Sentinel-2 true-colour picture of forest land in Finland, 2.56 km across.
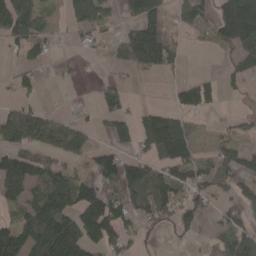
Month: April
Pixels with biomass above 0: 55%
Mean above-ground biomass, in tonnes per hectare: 71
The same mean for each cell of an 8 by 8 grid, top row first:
118 37 72 23 114 41 56 267
35 28 18 26 163 54 18 87
36 6 11 24 7 15 42 40
62 34 8 67 49 73 43 28
81 78 68 66 67 171 21 49
124 110 56 96 116 86 68 106
50 132 141 112 97 95 48 78
139 183 140 91 29 17 20 113
